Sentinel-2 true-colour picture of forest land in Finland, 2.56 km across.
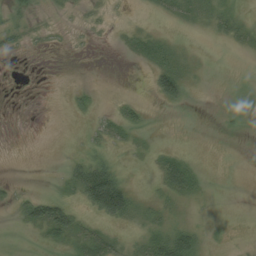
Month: August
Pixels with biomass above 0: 32%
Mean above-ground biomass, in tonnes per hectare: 10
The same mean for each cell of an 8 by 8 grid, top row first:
9 2 2 2 1 10 12 12
8 3 1 1 20 11 0 7
1 0 0 0 1 39 1 0
1 0 6 10 7 1 0 1
0 0 4 11 4 3 0 0
2 0 44 52 3 43 4 0
12 41 17 77 14 9 1 0
0 10 26 18 20 49 4 1
